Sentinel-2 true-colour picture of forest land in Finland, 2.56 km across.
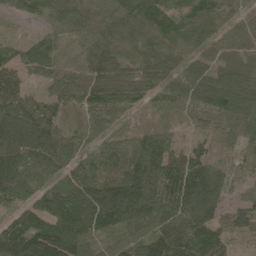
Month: May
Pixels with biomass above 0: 95%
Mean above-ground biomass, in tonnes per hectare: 90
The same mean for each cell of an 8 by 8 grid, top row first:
32 44 80 109 117 94 78 61
44 86 62 103 114 71 61 25
51 53 67 92 100 77 101 59
110 78 39 80 41 37 77 77
114 103 50 55 133 51 52 56
130 55 87 102 197 137 172 47
91 132 166 180 160 140 162 52
154 169 99 52 85 116 91 22
